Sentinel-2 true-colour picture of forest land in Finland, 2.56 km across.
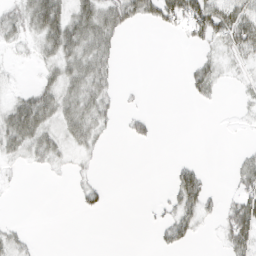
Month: March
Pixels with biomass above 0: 38%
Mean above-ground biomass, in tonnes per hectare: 15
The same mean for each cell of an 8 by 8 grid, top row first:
24 51 33 34 29 40 61 45
7 23 36 19 0 1 12 33
1 15 33 14 0 0 28 5
31 31 32 11 8 0 1 2
27 23 16 2 7 0 0 2
2 3 6 0 0 20 9 19
0 0 9 3 1 29 15 35
12 0 0 0 0 27 1 37
